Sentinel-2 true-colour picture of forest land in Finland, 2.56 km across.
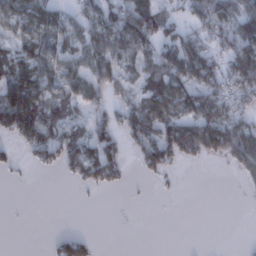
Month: January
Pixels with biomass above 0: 55%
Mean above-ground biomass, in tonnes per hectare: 48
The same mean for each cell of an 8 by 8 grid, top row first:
69 69 35 57 106 27 87 77
56 62 52 73 49 76 52 77
108 63 58 73 51 87 78 87
137 77 33 36 95 65 109 54
27 64 70 59 72 111 107 121
4 3 45 45 17 7 0 21
0 0 1 0 1 0 0 1
0 6 41 0 0 0 0 1
